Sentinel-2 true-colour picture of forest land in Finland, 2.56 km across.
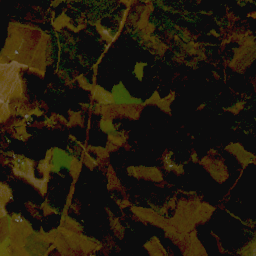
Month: October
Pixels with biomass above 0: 79%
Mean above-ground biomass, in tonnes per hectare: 99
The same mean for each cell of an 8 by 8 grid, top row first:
146 98 89 103 54 90 121 104
30 32 113 150 116 64 107 50
39 95 55 172 188 165 113 118
65 100 80 31 88 165 145 111
132 187 95 89 225 152 140 104
115 88 102 112 83 100 98 61
143 115 152 108 67 34 72 106
8 47 36 90 62 29 102 113
